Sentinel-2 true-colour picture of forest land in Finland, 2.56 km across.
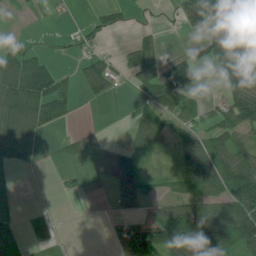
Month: June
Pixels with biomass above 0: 60%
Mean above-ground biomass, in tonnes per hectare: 64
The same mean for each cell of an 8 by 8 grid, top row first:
7 4 4 45 4 24 95 145
32 8 31 6 85 2 56 107
133 101 58 66 85 104 19 108
141 103 13 18 58 82 36 110
90 6 36 33 55 57 105 67
14 0 23 106 71 63 154 131
29 7 1 18 39 116 123 105
68 35 0 38 84 158 209 148
